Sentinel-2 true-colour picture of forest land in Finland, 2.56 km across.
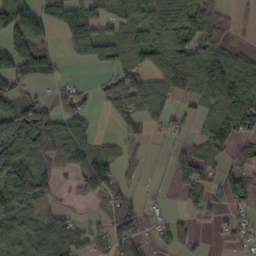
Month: October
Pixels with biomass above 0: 64%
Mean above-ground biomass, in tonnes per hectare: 57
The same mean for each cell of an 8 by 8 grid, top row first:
100 68 72 39 61 81 97 11
94 39 68 52 84 93 112 17
67 40 8 39 56 92 123 102
85 76 38 32 61 21 41 99
139 95 70 18 14 14 54 47
108 68 58 52 14 30 39 51
94 31 11 59 31 6 47 36
56 95 59 73 39 37 7 36
